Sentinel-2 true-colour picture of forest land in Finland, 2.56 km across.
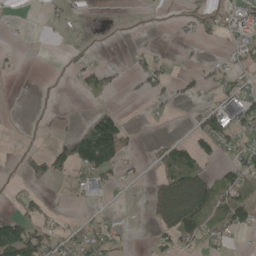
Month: May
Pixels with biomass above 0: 35%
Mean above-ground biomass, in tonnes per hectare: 34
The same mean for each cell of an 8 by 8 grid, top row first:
4 10 5 0 1 4 36 55
6 0 9 3 17 3 5 39
3 0 32 32 57 32 45 38
0 0 3 39 7 10 52 79
2 17 139 147 4 33 54 54
6 57 52 45 10 70 44 72
20 19 6 7 14 123 62 89
155 75 48 44 1 54 41 6
